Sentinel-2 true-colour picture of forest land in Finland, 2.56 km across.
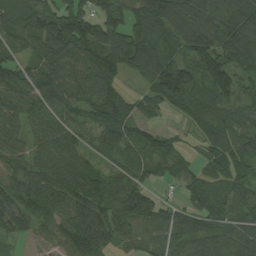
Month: August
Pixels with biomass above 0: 91%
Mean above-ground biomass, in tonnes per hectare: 91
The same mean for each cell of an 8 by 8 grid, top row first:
95 116 107 90 120 129 100 113
79 124 124 139 126 80 132 130
94 119 106 94 78 150 122 88
79 88 88 130 49 45 70 53
69 95 82 87 88 42 68 84
69 99 112 73 57 53 67 61
96 107 101 95 119 60 85 69
55 57 122 59 59 72 90 110
